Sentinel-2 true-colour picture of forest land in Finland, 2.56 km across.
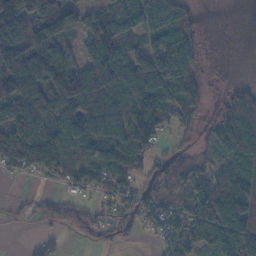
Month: November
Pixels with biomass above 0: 73%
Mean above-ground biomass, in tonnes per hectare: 88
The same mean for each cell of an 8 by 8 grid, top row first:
220 179 70 88 104 82 0 0
175 145 40 112 65 149 4 0
112 152 138 120 162 103 15 10
122 99 138 142 181 100 22 129
172 131 105 124 97 26 51 125
29 52 77 86 49 97 88 113
14 34 36 45 70 81 153 139
0 28 16 33 18 96 103 146
